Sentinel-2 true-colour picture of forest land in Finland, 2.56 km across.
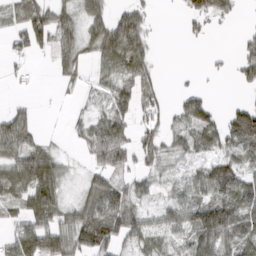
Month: March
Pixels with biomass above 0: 64%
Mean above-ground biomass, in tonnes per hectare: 47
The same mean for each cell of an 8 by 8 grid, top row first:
42 75 40 64 46 3 62 15
36 47 54 92 69 0 5 29
11 3 19 42 49 3 7 32
36 0 7 55 46 33 63 68
70 16 15 113 48 38 46 80
69 95 7 36 30 24 64 57
30 86 41 85 34 46 94 72
65 88 85 77 53 26 76 75
